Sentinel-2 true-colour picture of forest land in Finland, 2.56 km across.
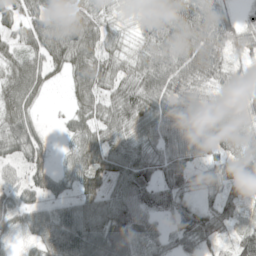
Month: May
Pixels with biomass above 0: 91%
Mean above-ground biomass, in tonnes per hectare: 58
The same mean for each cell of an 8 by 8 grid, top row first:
48 82 63 35 27 88 70 26
42 82 92 45 47 79 89 43
81 42 63 61 73 73 51 27
84 5 53 63 85 69 48 41
68 28 66 71 58 61 60 52
26 48 68 59 67 57 36 72
58 53 68 65 53 40 29 35
22 92 124 116 46 40 45 54
